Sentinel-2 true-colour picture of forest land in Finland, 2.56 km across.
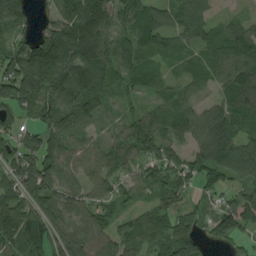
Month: August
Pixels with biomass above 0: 89%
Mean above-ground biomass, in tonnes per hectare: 90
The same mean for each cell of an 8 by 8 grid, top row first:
112 51 137 107 120 74 52 28
84 211 179 102 85 63 75 113
168 165 169 82 73 37 51 105
76 97 97 32 55 70 79 90
93 90 48 56 112 73 116 97
105 117 63 73 65 85 79 84
99 114 79 56 46 70 50 146
96 113 114 101 65 125 54 47
